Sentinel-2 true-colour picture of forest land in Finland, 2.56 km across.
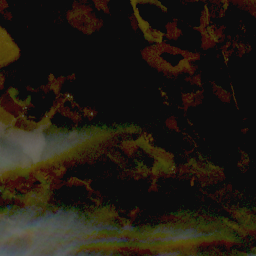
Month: October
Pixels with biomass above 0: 85%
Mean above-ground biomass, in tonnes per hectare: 105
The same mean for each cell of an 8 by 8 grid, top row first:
112 68 30 120 115 125 107 58
101 152 179 160 76 72 87 98
105 93 174 142 121 47 92 149
48 133 126 195 130 62 104 127
58 73 151 148 74 83 52 107
49 63 116 150 76 108 32 110
132 114 134 103 134 158 96 93
79 121 102 134 156 37 98 38
